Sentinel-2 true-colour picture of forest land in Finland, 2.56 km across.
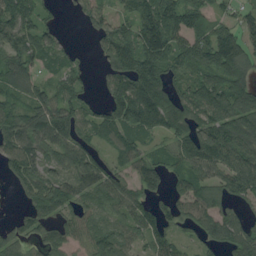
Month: August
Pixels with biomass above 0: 81%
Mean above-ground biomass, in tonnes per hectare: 79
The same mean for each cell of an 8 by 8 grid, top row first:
129 30 34 67 121 96 54 45
85 67 14 108 131 97 119 91
76 48 42 88 170 70 88 102
84 116 69 108 162 128 123 117
84 78 73 49 46 68 100 98
67 68 77 64 114 51 63 88
17 99 63 54 76 62 75 28
62 66 58 86 66 60 40 68
